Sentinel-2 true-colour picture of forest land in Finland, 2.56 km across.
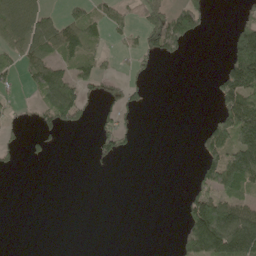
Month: May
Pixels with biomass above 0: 33%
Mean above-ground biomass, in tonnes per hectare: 46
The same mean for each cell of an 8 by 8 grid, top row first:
112 47 53 47 40 99 31 24
68 67 62 12 43 42 0 141
29 116 66 23 18 0 6 162
10 62 64 40 12 0 7 188
15 16 0 44 0 0 77 135
2 0 0 1 0 0 80 152
0 0 0 0 0 2 161 95
0 0 0 0 0 23 214 205
